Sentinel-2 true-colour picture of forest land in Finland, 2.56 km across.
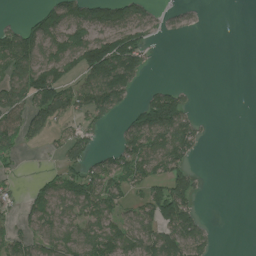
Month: July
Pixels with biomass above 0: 51%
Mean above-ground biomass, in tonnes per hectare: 60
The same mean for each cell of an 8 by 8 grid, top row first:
4 83 91 98 50 16 2 0
131 82 134 160 73 0 0 0
113 139 69 147 21 3 0 0
95 142 68 61 102 135 1 0
73 30 71 22 105 115 11 0
23 31 71 77 75 91 4 0
37 75 70 71 70 159 1 0
60 69 79 92 83 102 50 0
